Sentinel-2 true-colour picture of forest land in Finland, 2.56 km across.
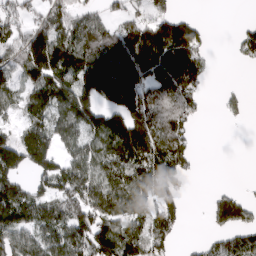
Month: March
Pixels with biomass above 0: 67%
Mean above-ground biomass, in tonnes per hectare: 99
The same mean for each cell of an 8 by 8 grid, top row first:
83 110 86 51 68 90 3 3
110 217 123 120 175 166 44 63
73 154 152 209 132 152 39 2
44 116 160 130 163 135 9 31
131 114 94 141 174 132 0 0
92 112 121 124 154 145 0 1
145 96 146 116 112 91 35 86
104 101 125 167 115 44 37 81
